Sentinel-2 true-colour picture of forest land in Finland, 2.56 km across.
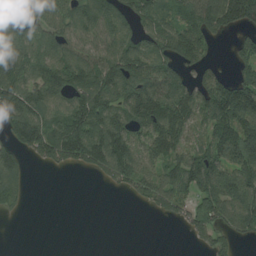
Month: August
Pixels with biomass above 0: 69%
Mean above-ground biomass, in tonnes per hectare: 86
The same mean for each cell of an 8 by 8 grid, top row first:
101 93 112 105 90 82 131 135
102 107 75 100 94 120 46 46
131 160 127 128 116 90 82 79
154 88 125 125 129 130 88 135
111 153 173 162 80 100 69 164
100 5 11 83 85 81 144 103
28 0 0 0 19 71 98 117
0 0 0 0 0 1 51 41
